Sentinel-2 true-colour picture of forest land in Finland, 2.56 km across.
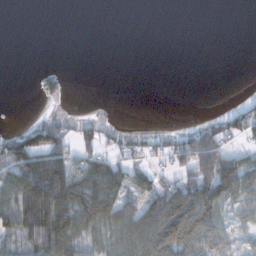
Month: November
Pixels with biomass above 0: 44%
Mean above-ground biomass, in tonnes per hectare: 45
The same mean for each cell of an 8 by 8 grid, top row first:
0 0 0 0 0 0 0 0
0 0 0 0 0 0 0 0
0 51 0 0 0 0 0 0
0 11 4 1 0 0 5 55
97 109 58 35 44 56 135 28
81 186 93 104 41 58 141 98
87 143 100 98 58 140 126 38
44 90 55 48 89 143 80 26
